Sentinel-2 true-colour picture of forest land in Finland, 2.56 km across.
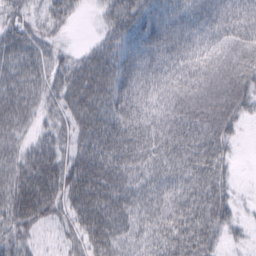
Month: February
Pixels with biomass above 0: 92%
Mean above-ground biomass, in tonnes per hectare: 45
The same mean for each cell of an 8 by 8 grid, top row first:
35 34 11 41 83 62 70 66
46 31 13 53 83 68 40 43
46 44 53 74 61 39 38 51
46 28 53 61 48 35 50 45
30 35 44 64 49 39 46 12
49 61 72 61 39 38 50 7
57 55 58 59 38 43 52 21
42 13 37 54 30 50 40 12
